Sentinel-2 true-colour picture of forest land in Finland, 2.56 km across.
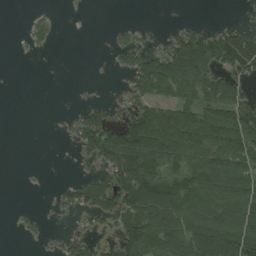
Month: August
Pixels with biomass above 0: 52%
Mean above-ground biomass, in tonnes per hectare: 60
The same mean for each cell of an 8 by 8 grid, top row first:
0 14 3 0 0 1 0 4
1 13 0 20 31 78 114 125
0 0 1 3 101 128 79 58
0 0 25 36 98 110 100 96
0 0 51 131 158 130 123 111
0 1 16 94 163 101 127 106
3 5 66 87 154 144 92 107
3 12 47 33 139 112 130 130
